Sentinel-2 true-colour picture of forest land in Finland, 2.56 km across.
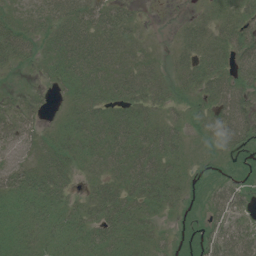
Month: July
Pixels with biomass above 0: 87%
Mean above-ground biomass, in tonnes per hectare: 36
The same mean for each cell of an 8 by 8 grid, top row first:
32 42 51 39 6 3 23 36
63 37 58 53 23 23 45 50
6 22 52 53 53 32 49 46
37 12 37 36 39 16 36 56
37 33 46 52 50 33 14 45
49 55 23 39 60 34 17 18
32 30 28 52 42 21 32 27
40 28 28 41 35 20 40 55
